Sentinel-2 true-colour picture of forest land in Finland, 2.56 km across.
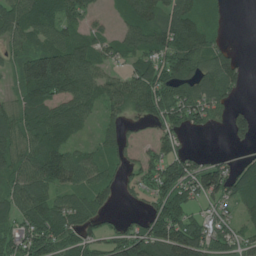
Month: July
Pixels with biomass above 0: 77%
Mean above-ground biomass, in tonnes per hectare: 77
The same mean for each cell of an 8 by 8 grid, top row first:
92 90 68 24 95 94 51 0
47 98 92 50 95 116 95 11
54 209 115 65 122 116 92 53
73 90 86 52 67 105 80 34
84 100 38 55 24 51 0 25
78 117 81 43 55 133 118 93
84 99 90 30 30 100 42 66
79 106 78 73 132 164 94 57
